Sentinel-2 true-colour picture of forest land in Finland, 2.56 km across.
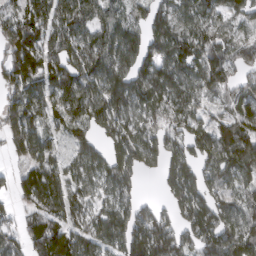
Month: March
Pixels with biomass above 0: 84%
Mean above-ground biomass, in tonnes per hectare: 105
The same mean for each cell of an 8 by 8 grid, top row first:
91 104 124 90 55 88 81 76
176 99 118 152 104 136 139 110
136 110 135 152 119 111 137 90
107 92 119 141 109 101 48 90
93 78 78 77 107 89 104 164
49 108 85 116 42 95 86 99
47 106 72 101 70 79 142 89
74 151 95 111 169 132 145 138
